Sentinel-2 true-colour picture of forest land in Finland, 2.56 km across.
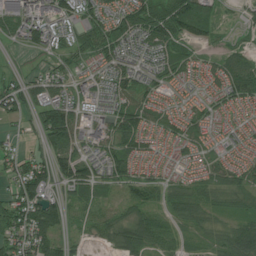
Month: July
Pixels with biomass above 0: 83%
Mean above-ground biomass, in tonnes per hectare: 54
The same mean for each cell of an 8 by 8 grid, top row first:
88 77 49 63 91 123 76 13
15 49 55 65 50 58 25 32
32 52 31 56 52 40 38 88
49 95 41 60 68 40 37 28
21 63 56 75 51 44 38 33
67 71 73 57 43 29 47 48
94 92 44 34 64 60 45 35
76 81 22 39 75 41 29 92
